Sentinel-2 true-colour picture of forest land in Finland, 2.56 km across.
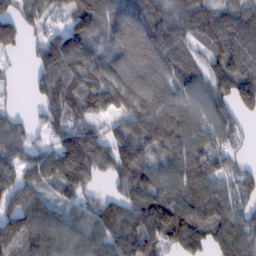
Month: February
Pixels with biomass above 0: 87%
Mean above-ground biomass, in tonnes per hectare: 104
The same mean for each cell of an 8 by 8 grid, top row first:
85 55 136 137 122 90 103 99
64 117 128 94 162 118 85 119
9 100 93 114 127 124 105 140
29 85 97 87 127 119 110 76
77 54 169 114 122 108 98 33
103 90 141 76 121 101 108 77
111 83 66 80 119 145 140 90
131 125 97 111 135 121 102 150
